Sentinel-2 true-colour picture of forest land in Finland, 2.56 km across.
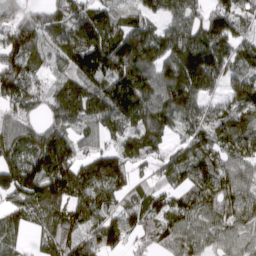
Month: March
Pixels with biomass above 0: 90%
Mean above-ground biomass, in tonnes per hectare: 126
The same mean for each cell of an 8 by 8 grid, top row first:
102 100 140 99 89 110 128 95
176 93 187 181 173 180 188 101
170 71 120 163 153 200 154 108
101 76 141 149 152 152 111 135
118 162 72 79 142 62 139 127
157 193 153 168 64 118 137 100
120 163 128 108 151 130 117 122
64 82 125 119 84 109 87 85
